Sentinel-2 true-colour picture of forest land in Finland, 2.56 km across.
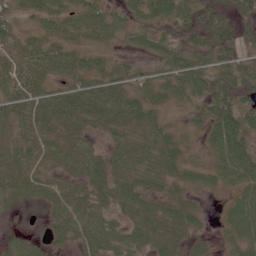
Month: June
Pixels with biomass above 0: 83%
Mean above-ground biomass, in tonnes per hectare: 34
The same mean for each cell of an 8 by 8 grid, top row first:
21 35 41 30 35 42 36 32
21 33 25 14 18 23 35 34
53 36 40 37 38 48 57 46
46 51 48 43 38 11 38 52
41 27 28 26 29 30 31 57
33 20 34 44 29 24 24 54
13 22 59 35 38 30 5 53
25 20 33 38 40 35 12 40
